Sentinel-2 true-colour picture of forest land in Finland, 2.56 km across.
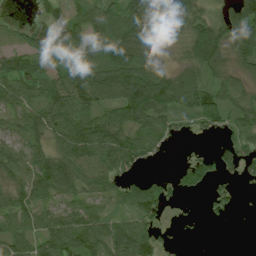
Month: July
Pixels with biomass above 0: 76%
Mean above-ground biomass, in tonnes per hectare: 50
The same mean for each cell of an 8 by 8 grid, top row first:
3 56 44 54 65 37 24 87
31 85 76 85 50 6 86 63
80 53 81 105 114 65 46 27
55 70 65 59 94 59 57 40
34 41 96 79 56 6 3 36
44 86 64 53 18 14 48 22
53 49 53 26 55 3 10 6
63 64 69 63 53 4 0 0
